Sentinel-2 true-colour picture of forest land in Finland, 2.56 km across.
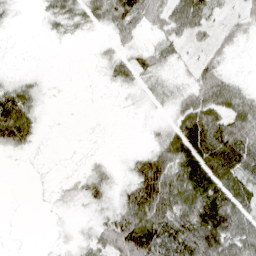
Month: April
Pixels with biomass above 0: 65%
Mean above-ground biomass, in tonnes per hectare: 45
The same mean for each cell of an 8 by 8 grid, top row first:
10 27 48 79 61 71 49 27
2 2 1 30 27 32 30 14
20 6 0 21 40 21 51 14
98 8 1 2 15 45 76 63
51 3 2 1 9 89 98 95
0 3 19 25 89 90 109 79
0 6 18 42 103 101 161 96
1 4 19 67 111 118 151 102
